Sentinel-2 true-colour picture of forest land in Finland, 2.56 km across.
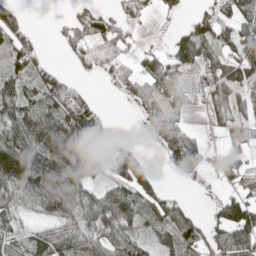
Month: May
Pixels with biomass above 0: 67%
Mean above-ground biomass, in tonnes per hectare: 58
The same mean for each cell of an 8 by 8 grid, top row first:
45 1 19 28 21 12 53 63
60 7 53 46 14 51 52 72
71 70 15 32 76 34 33 63
85 116 123 13 53 53 18 40
81 153 130 72 12 75 15 26
89 142 120 69 91 18 13 52
56 79 86 115 65 63 13 102
45 60 72 79 42 76 66 49
